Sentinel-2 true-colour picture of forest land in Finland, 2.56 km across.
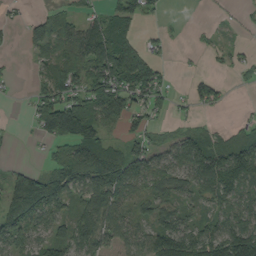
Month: September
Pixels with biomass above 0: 65%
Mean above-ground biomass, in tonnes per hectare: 65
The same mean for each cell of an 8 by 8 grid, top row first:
11 57 36 76 51 3 1 7
3 61 88 146 57 5 16 10
6 70 87 129 109 9 34 12
1 141 138 105 55 23 14 3
2 40 124 47 61 58 63 78
73 102 109 143 79 74 122 113
113 96 56 93 36 67 38 76
71 77 85 56 78 113 109 156
